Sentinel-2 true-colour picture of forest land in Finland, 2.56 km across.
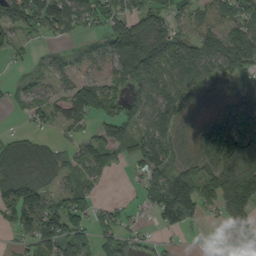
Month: September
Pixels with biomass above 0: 72%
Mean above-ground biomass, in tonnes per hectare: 69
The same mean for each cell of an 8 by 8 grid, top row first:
117 121 71 70 86 56 49 90
32 13 27 79 114 80 80 106
18 36 57 64 94 64 65 66
17 52 65 72 89 72 20 96
63 38 38 76 88 65 85 96
127 64 44 17 64 109 89 154
124 103 67 40 30 146 59 165
24 85 70 53 23 10 2 94
